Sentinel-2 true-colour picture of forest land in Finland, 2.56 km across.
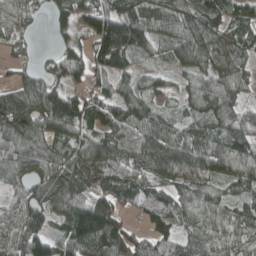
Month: April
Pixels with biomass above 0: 89%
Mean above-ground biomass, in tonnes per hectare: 87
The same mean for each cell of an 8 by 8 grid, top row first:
44 43 109 119 116 105 95 89
28 10 63 171 81 77 98 93
46 65 70 82 52 32 72 72
126 141 139 88 97 38 87 66
88 80 84 97 102 106 104 106
73 87 129 88 81 96 94 92
77 95 132 82 68 76 79 77
85 110 156 129 92 78 79 63
